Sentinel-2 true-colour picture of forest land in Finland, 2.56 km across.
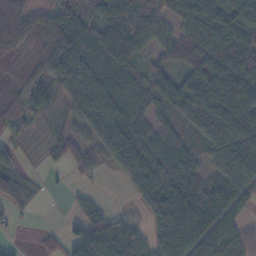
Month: November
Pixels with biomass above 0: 83%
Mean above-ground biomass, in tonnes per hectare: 63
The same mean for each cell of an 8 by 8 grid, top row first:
84 58 65 72 54 62 78 62
70 82 92 100 45 60 81 91
67 76 101 93 41 54 105 98
57 44 80 84 46 56 106 96
22 26 45 103 75 52 54 76
58 7 20 20 109 77 41 69
32 2 22 14 45 116 78 39
6 18 47 96 47 96 83 57
